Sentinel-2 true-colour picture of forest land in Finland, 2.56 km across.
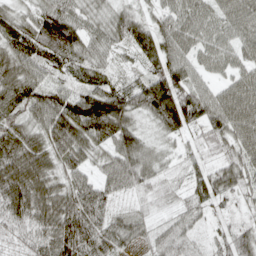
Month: April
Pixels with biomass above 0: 94%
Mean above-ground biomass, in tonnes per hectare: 64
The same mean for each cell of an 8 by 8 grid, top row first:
51 96 54 47 34 59 47 68
76 105 73 44 73 67 50 50
86 63 51 46 56 97 42 63
70 104 118 126 54 121 82 91
90 78 79 71 47 25 40 65
109 70 55 50 57 22 66 59
95 87 93 36 17 26 39 23
33 68 98 63 37 54 19 60
